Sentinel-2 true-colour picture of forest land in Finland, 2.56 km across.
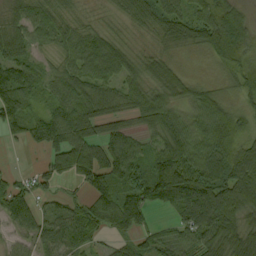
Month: September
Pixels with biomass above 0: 88%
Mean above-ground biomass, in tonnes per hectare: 75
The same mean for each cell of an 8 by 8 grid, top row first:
63 72 36 28 63 55 76 84
79 36 82 93 27 32 55 118
111 50 88 75 78 66 25 74
109 60 98 75 87 67 90 51
19 80 108 89 42 103 89 80
31 58 87 92 85 145 116 131
94 35 53 106 95 100 160 100
33 64 57 36 44 62 83 97
